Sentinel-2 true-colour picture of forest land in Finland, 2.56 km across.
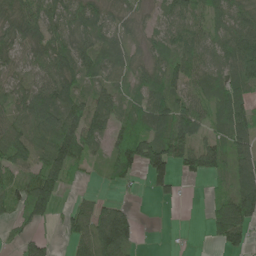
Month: June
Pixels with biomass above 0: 77%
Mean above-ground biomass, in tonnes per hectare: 65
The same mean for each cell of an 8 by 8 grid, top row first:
70 71 64 49 23 69 62 67
57 76 75 68 35 78 61 94
38 69 73 48 51 76 58 81
61 108 87 95 81 92 55 90
91 85 113 57 111 98 53 85
48 103 20 45 59 67 46 118
50 83 40 61 0 8 35 151
29 28 62 144 6 2 22 64
